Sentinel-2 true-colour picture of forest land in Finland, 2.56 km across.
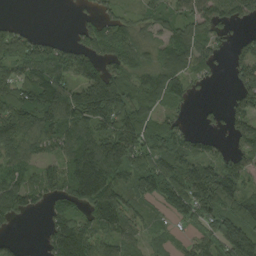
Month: August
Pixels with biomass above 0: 77%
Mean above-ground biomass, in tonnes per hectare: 100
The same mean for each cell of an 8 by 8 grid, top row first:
3 0 23 58 49 64 120 84
130 81 99 116 68 104 83 65
80 148 131 168 90 108 30 117
133 150 207 228 94 49 21 109
101 88 135 182 136 90 57 72
68 65 190 136 159 141 139 126
81 45 78 148 45 94 147 148
23 63 158 84 43 25 90 212
